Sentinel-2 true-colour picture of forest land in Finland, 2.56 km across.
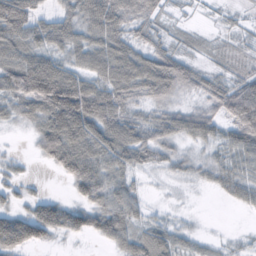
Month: October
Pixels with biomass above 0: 75%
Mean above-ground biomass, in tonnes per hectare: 43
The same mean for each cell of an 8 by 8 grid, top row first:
95 31 64 82 40 7 4 5
63 50 52 67 35 20 8 9
77 125 60 68 76 72 27 30
29 82 118 73 19 35 34 93
1 76 88 77 47 27 27 57
17 5 78 48 9 11 18 40
24 53 45 65 19 3 0 15
82 28 9 42 55 30 8 6
